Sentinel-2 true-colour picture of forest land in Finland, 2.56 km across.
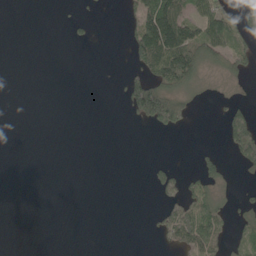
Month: May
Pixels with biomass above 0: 25%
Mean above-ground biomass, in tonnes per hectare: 29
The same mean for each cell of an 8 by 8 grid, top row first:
0 0 13 0 89 113 94 61
0 0 5 0 115 164 83 57
0 0 0 3 89 114 15 18
0 0 0 0 125 109 1 42
0 0 0 0 0 0 4 105
0 0 0 0 4 51 53 7
0 0 0 0 2 64 74 19
0 0 0 0 1 57 94 36
